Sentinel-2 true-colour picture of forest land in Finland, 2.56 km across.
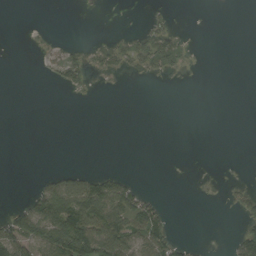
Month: August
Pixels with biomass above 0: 21%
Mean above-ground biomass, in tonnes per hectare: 21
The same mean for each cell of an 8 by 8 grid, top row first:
0 0 0 0 5 5 0 0
0 4 11 20 42 33 0 0
0 6 29 2 4 2 0 0
0 0 0 0 0 0 0 0
0 0 0 0 0 0 0 0
0 23 39 36 1 0 0 2
29 115 117 88 74 0 0 29
92 101 149 112 83 34 2 57
